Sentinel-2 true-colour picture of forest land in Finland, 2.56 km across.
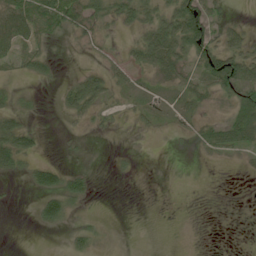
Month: June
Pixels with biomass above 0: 44%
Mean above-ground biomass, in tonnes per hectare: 23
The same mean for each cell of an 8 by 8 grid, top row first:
50 60 64 43 47 77 50 4
32 8 8 12 61 75 57 44
10 14 32 35 14 30 46 88
26 1 35 19 21 25 12 44
57 2 6 1 2 3 33 36
18 43 23 3 0 0 0 2
2 43 9 0 0 0 0 0
0 0 22 5 0 0 0 0
